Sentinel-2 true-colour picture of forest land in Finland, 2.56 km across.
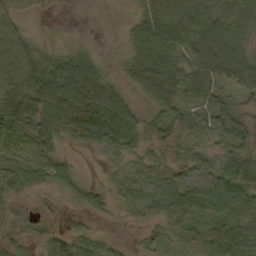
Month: October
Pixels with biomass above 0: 82%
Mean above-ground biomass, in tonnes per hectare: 46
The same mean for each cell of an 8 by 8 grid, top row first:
33 6 0 0 32 50 59 72
68 17 22 5 49 45 39 63
76 109 158 39 61 57 59 40
101 90 152 108 39 36 48 57
45 41 26 56 35 32 26 53
38 38 17 16 40 38 31 66
17 9 19 18 41 54 43 48
40 36 39 16 19 21 66 62
